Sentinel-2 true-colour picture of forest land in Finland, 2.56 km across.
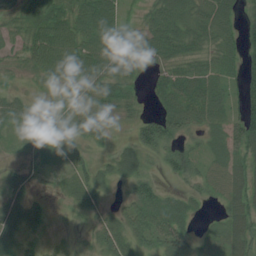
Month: July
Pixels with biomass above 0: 85%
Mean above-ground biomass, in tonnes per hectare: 41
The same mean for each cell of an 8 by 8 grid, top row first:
23 59 65 60 24 63 55 34
22 85 66 76 64 57 42 37
7 32 57 58 21 63 59 35
33 12 53 37 19 73 56 46
11 21 21 18 62 47 24 57
22 16 31 36 50 40 40 54
43 18 26 19 61 54 11 63
28 10 7 52 42 55 21 59
